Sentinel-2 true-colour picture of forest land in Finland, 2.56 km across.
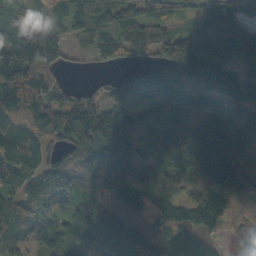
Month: October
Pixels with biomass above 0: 91%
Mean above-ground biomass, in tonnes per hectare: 107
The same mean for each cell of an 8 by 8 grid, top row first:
80 89 89 99 66 44 114 87
144 175 26 75 79 168 261 143
133 66 4 23 97 152 151 121
107 107 106 72 57 110 126 146
117 83 116 136 78 157 227 202
117 107 116 120 55 61 150 209
106 73 80 116 105 90 119 95
55 75 75 105 111 133 89 46
